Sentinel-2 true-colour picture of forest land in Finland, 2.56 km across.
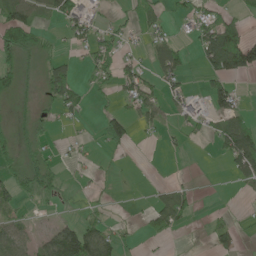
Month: June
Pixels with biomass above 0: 41%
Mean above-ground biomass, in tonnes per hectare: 36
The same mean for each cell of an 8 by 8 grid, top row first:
74 33 62 12 38 23 48 30
74 24 24 44 24 47 94 140
39 51 24 36 55 49 52 35
14 15 32 27 53 30 41 40
35 19 14 55 6 9 8 111
38 46 9 8 1 2 0 48
32 9 8 8 10 72 4 4
53 46 144 52 15 7 21 26
